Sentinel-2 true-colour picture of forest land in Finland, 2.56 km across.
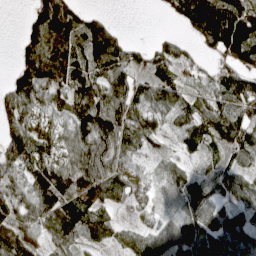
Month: April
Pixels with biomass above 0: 82%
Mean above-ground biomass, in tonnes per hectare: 78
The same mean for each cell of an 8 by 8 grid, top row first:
2 133 54 9 0 48 137 126
20 94 77 102 44 52 47 128
70 91 81 124 58 65 51 117
91 58 113 140 81 73 75 101
108 74 109 93 51 26 56 89
52 148 122 91 31 57 67 66
83 119 107 46 29 44 98 70
101 65 58 49 92 127 120 87
